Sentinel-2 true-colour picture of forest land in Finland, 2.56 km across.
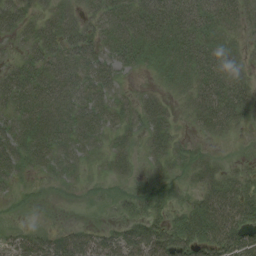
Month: August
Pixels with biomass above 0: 79%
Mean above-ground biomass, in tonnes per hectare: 34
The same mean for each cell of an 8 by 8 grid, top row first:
36 34 35 46 52 52 50 38
13 46 48 39 47 45 44 19
39 49 44 32 5 31 48 32
39 52 46 38 36 15 56 39
43 50 40 27 21 23 12 2
20 17 13 19 14 17 39 24
4 2 2 10 25 17 61 60
23 35 43 34 62 55 55 61
